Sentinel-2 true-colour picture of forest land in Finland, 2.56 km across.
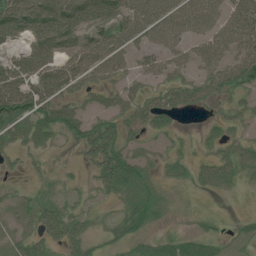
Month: July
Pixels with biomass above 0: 70%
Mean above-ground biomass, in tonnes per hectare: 42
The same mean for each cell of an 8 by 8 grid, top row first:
84 85 77 79 53 56 51 65
28 69 50 50 34 37 54 54
72 76 51 38 27 38 48 61
119 67 39 47 51 40 14 22
36 28 42 66 18 15 19 33
10 19 11 84 39 27 35 38
23 41 26 16 65 10 7 2
21 36 42 26 29 30 32 22
